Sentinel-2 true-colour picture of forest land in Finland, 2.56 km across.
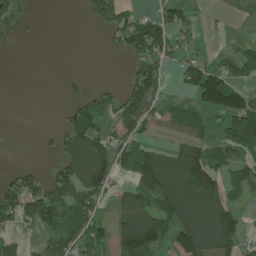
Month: June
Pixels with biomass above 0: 49%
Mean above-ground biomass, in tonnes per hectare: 65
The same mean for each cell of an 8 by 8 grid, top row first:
23 0 12 120 34 80 12 1
1 0 0 21 129 60 5 26
0 0 17 5 124 27 160 46
0 0 73 63 86 42 72 140
0 9 111 78 53 48 61 101
50 51 122 82 99 156 126 60
114 175 90 33 85 132 140 47
30 44 89 63 137 106 177 84
